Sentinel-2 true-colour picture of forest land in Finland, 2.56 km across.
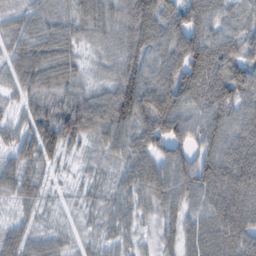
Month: February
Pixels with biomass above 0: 95%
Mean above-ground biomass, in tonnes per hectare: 61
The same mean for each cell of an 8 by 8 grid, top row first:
40 54 60 56 97 77 71 35
51 77 34 46 78 86 97 63
53 70 40 53 86 90 95 85
29 71 93 100 93 87 73 62
50 71 35 57 65 71 70 70
65 20 12 28 79 81 95 93
29 18 17 42 38 51 73 94
55 34 13 35 20 45 77 83
